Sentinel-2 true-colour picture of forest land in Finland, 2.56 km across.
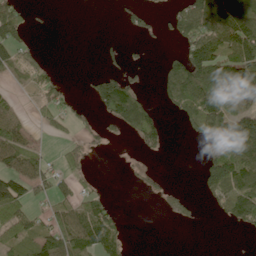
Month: June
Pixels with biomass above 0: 44%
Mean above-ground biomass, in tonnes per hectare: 51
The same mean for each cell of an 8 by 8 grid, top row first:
85 4 0 2 26 49 146 141
58 4 0 13 11 19 131 135
16 44 2 84 14 84 122 114
31 55 23 77 94 28 139 88
73 8 25 11 42 0 40 116
101 61 30 0 13 0 67 93
89 33 65 34 0 48 8 106
72 92 111 91 0 0 0 1
